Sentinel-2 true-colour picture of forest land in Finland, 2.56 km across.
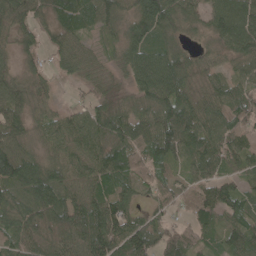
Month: May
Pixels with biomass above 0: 90%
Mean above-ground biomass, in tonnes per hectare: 69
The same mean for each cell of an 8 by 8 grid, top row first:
76 50 81 76 114 80 68 102
39 32 47 31 84 55 31 79
50 27 33 22 88 101 48 52
59 36 46 65 66 108 83 77
63 53 82 80 89 95 90 66
100 90 79 89 55 36 70 44
68 98 107 108 32 39 91 62
73 69 96 120 90 60 44 78
